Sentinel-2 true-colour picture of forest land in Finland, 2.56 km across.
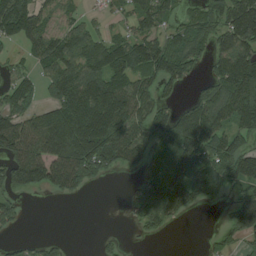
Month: August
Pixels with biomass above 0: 67%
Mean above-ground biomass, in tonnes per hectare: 93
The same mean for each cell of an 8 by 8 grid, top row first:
199 59 37 25 93 54 91 154
36 121 119 97 103 98 77 143
62 85 153 122 81 85 60 165
95 96 210 207 117 74 139 161
130 150 203 189 104 135 125 62
118 130 164 38 58 117 157 121
52 0 0 0 84 100 18 120
22 28 0 17 13 0 15 54
